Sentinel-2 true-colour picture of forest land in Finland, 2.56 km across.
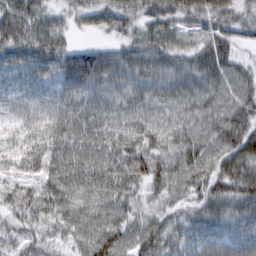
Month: March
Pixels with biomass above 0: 96%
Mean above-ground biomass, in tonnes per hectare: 58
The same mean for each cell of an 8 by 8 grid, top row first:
76 42 42 65 53 60 63 49
64 64 38 44 63 55 63 34
44 44 99 73 62 64 61 53
40 40 52 51 46 45 57 62
43 55 57 61 71 57 61 80
43 64 66 69 76 65 71 88
54 61 58 62 41 46 60 61
43 38 49 86 73 53 67 64
